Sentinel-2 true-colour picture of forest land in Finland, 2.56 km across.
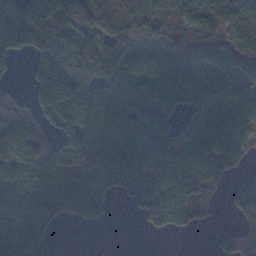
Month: November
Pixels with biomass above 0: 78%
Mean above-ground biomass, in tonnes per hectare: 79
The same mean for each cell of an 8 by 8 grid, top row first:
128 105 116 109 127 81 100 101
111 110 126 125 82 62 53 84
12 159 130 71 60 75 71 99
73 78 110 67 73 39 101 115
79 61 80 90 67 73 99 100
107 95 48 65 69 104 84 29
112 98 76 19 45 109 26 65
108 58 0 0 2 5 5 93
